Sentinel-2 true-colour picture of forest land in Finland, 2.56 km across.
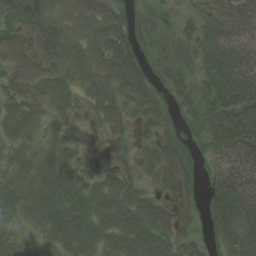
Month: August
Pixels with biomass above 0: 83%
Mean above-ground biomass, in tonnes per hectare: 47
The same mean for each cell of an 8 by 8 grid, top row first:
44 53 60 59 16 17 52 81
70 76 56 76 19 29 45 75
55 62 44 65 56 29 32 61
47 32 22 52 36 26 46 64
37 35 15 21 20 45 31 67
37 54 41 48 30 66 26 63
42 55 58 71 70 32 31 70
32 36 61 43 69 47 25 69
